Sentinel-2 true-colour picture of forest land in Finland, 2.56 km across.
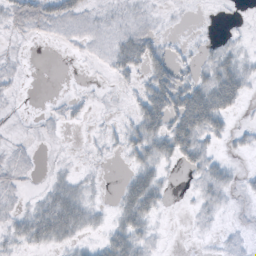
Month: October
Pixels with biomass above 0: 52%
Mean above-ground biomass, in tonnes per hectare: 16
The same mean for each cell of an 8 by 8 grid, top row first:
24 27 18 10 10 2 0 1
3 1 5 21 40 7 10 12
6 0 0 6 21 34 36 40
2 4 5 2 41 51 71 9
6 2 1 7 41 48 19 9
15 6 10 0 34 3 25 9
11 37 35 11 46 0 13 5
18 28 14 30 18 0 2 6
